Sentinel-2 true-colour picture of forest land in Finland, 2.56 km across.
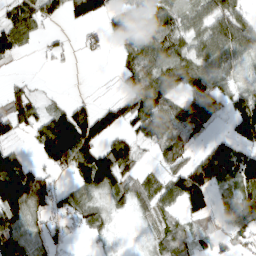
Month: March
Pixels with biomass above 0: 69%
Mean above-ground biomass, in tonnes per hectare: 61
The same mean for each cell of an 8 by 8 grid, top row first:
65 49 49 60 60 58 76 72
50 18 12 16 82 68 92 100
15 1 0 4 89 83 77 29
66 42 58 67 115 84 87 109
24 140 131 61 42 68 37 73
159 47 66 127 27 65 95 103
128 59 53 30 24 49 69 116
94 43 5 10 8 57 39 31
